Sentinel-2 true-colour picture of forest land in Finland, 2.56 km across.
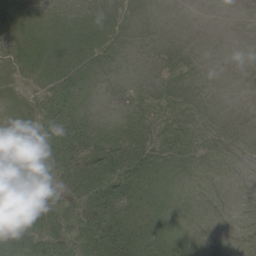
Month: August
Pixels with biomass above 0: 45%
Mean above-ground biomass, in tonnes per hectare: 9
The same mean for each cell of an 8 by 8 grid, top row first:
5 0 1 1 0 0 0 0
13 13 14 5 0 0 0 0
5 12 12 1 1 1 0 0
4 15 16 1 11 6 0 0
8 17 26 25 20 10 1 0
9 8 31 33 19 1 0 0
22 17 15 27 12 0 0 0
14 18 15 31 22 4 0 0
